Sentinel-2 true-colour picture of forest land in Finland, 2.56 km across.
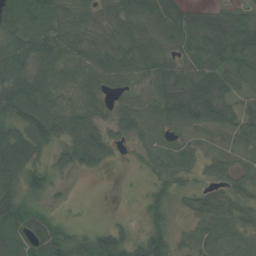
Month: July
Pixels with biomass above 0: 88%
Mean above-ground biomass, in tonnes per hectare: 57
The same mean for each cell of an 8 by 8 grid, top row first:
89 62 57 63 75 58 52 48
65 68 64 64 67 54 76 84
87 66 65 57 49 73 86 58
71 79 83 37 51 70 68 53
77 64 106 44 33 41 29 29
61 54 18 3 13 43 41 66
92 26 5 1 27 23 84 64
55 106 50 71 63 39 61 37
